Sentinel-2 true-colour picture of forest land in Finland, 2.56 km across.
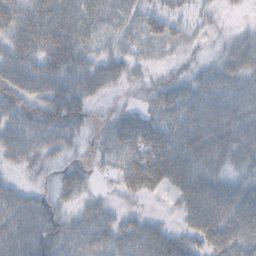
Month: October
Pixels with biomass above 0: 83%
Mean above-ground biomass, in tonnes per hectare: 41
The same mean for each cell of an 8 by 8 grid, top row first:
51 57 59 37 36 29 13 3
50 61 52 24 24 19 7 38
61 62 56 39 12 25 37 42
42 52 42 13 27 46 50 46
51 44 18 42 67 54 58 50
12 15 30 21 85 64 45 31
50 32 29 19 9 20 63 63
60 52 49 50 63 44 47 54
